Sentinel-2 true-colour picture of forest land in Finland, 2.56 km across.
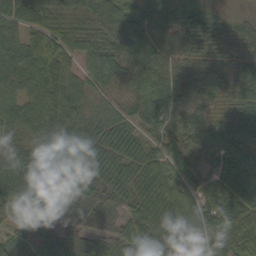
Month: September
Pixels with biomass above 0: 93%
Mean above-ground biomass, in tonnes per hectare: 58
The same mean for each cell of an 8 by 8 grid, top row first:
72 79 55 72 58 66 59 12
55 70 66 72 87 73 74 41
50 81 54 48 76 66 64 50
56 70 55 32 56 22 27 47
49 59 83 53 41 52 48 50
91 76 58 57 67 60 47 64
65 54 46 39 60 58 58 72
28 43 50 57 71 44 54 72
